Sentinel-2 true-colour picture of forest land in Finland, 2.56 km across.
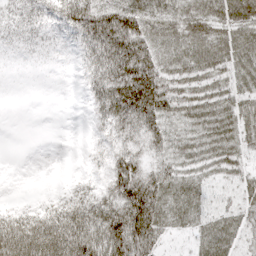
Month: April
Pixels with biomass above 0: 86%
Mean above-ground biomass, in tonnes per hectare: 46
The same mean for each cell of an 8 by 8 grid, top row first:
30 35 84 79 53 41 50 53
14 12 32 90 63 41 48 51
2 2 15 76 92 45 42 40
0 0 2 66 83 49 55 54
0 0 2 27 41 38 52 48
0 0 11 51 53 50 32 30
23 37 69 76 114 57 33 37
98 105 115 117 92 16 54 35
